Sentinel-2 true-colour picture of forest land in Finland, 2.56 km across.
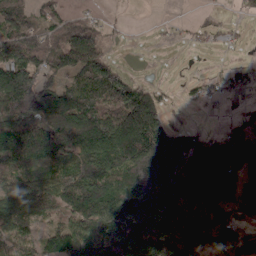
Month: April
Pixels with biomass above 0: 76%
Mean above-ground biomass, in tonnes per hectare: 103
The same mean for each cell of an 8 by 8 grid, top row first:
102 51 39 5 0 2 8 20
149 89 129 20 1 6 21 15
170 79 91 123 21 7 23 25
166 193 182 140 183 18 3 17
167 165 148 162 192 140 82 115
119 91 129 136 190 178 192 140
136 106 128 174 201 163 134 111
91 99 134 170 153 146 100 103
